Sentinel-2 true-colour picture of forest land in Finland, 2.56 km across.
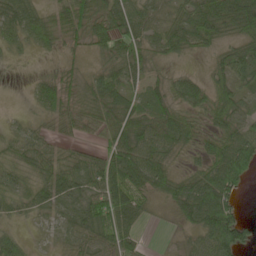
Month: May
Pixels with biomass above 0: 81%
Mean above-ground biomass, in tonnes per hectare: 44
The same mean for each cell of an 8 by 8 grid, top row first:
69 37 69 69 39 30 68 85
24 28 19 48 43 38 30 46
2 30 22 56 33 28 33 48
5 36 38 58 45 45 44 43
32 34 25 51 60 49 33 67
33 44 61 86 68 37 64 64
26 39 53 89 35 34 94 35
36 12 41 63 12 4 49 75
